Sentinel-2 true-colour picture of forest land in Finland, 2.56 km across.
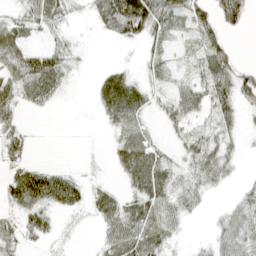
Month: April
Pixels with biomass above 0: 64%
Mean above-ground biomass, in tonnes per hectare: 29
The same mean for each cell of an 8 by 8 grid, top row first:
18 41 5 76 89 37 45 58
42 30 7 3 18 9 45 4
43 59 4 46 18 17 57 52
23 8 0 40 28 44 39 32
18 0 0 13 36 15 44 15
35 54 11 7 58 29 45 7
31 43 23 45 50 34 7 21
23 15 1 32 46 12 11 36
